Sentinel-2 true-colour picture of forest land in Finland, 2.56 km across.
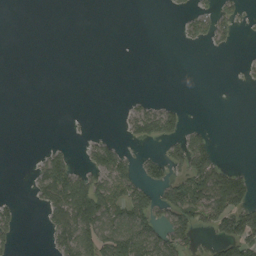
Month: August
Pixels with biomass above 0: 28%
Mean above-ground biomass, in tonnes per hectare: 31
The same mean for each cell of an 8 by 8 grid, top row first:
0 0 0 0 0 4 32 22
0 0 0 0 0 2 9 4
0 0 0 0 0 0 0 3
0 0 1 0 57 43 0 0
0 11 9 35 27 45 46 0
0 80 57 83 49 44 104 44
19 56 123 72 82 89 95 89
16 17 96 105 101 72 23 103
